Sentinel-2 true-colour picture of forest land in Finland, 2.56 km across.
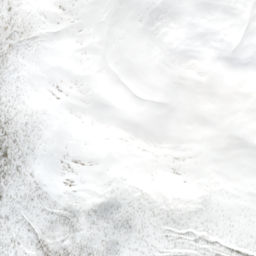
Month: May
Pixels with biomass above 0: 37%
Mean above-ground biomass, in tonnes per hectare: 7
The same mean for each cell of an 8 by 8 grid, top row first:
24 3 0 0 0 0 0 0
19 2 0 0 0 0 0 0
10 0 0 0 0 0 0 0
24 3 0 0 0 0 0 0
36 3 0 0 0 0 0 0
32 5 0 2 2 0 1 1
25 20 14 14 14 16 10 4
21 33 20 12 9 15 17 9
